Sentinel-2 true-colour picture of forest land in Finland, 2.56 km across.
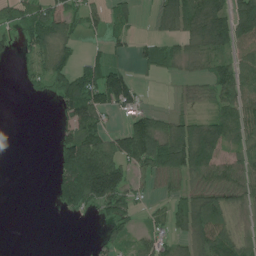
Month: July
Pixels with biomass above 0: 58%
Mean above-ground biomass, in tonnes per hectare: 53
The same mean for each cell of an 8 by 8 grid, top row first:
40 78 42 41 3 80 123 113
14 64 12 23 26 31 74 59
6 51 104 106 10 12 45 77
0 0 119 41 48 22 35 82
0 0 127 69 110 137 125 54
0 14 178 168 41 65 77 71
0 6 58 61 14 38 85 30
0 0 0 40 41 35 97 52
